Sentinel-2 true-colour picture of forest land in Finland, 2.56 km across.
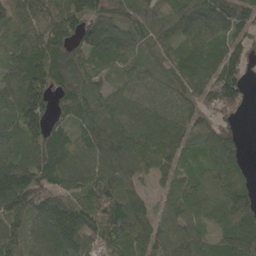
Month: May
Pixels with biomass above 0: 93%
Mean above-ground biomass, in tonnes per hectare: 97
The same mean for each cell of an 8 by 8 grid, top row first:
104 101 146 107 102 95 125 115
86 110 106 124 83 81 97 61
105 95 120 51 76 85 108 104
117 92 87 95 85 89 81 41
105 115 81 118 88 80 110 80
162 96 105 120 56 68 78 61
122 123 103 127 68 62 79 112
82 119 108 102 95 105 65 110
